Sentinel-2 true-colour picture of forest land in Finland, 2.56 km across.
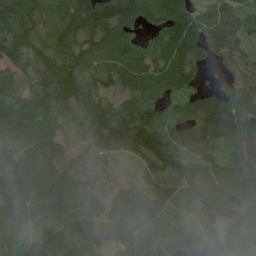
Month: July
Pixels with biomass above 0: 94%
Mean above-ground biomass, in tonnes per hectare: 109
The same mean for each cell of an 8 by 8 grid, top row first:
170 67 142 120 83 124 88 58
123 115 112 92 67 132 105 119
74 118 125 68 101 101 30 201
123 76 100 117 118 64 128 116
110 88 59 118 162 142 103 114
124 147 101 58 82 167 159 149
135 159 100 91 73 54 161 168
79 129 113 67 90 100 104 96
